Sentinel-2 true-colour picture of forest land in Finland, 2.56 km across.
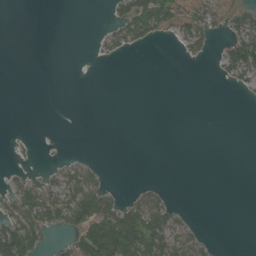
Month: June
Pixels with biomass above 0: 26%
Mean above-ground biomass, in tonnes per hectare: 23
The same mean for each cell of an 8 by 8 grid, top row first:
0 0 0 20 82 74 63 48
0 0 0 26 18 10 27 88
0 0 0 0 0 0 1 32
0 0 0 0 0 0 0 0
4 1 0 0 0 0 0 0
14 16 46 3 0 0 0 0
55 83 101 70 62 18 0 0
121 25 72 148 89 54 12 0
